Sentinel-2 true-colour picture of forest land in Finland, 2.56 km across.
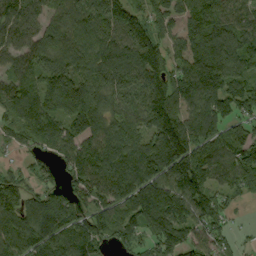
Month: September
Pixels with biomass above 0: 89%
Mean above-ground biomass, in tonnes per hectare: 127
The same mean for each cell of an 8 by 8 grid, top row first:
116 81 114 148 111 100 175 117
96 130 115 127 171 81 203 141
98 161 168 138 142 139 219 122
128 137 180 112 134 149 158 117
59 112 133 131 123 184 128 133
67 40 138 146 160 182 93 138
140 132 93 136 159 154 143 26
128 130 143 97 84 139 109 29
